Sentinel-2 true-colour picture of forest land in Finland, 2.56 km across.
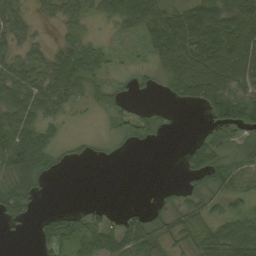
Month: August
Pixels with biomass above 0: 69%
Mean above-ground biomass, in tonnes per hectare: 45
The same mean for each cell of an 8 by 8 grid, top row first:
39 16 33 40 73 62 75 86
27 23 55 17 26 95 93 110
52 54 77 22 13 68 109 72
64 42 11 35 26 13 53 95
90 48 12 11 19 1 58 52
72 29 0 0 0 3 77 59
53 5 19 11 20 38 35 25
3 50 67 61 70 36 70 87
